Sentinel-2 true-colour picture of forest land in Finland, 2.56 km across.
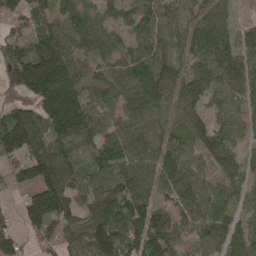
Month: May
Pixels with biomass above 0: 89%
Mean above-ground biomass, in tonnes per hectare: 98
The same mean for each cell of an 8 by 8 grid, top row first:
90 94 96 42 87 65 84 22
86 158 66 55 79 46 101 98
160 296 98 95 126 87 86 105
116 177 176 80 126 68 57 63
165 143 76 103 122 75 88 53
61 152 94 84 100 101 56 71
28 184 87 107 103 76 96 59
67 86 108 145 129 74 75 110
